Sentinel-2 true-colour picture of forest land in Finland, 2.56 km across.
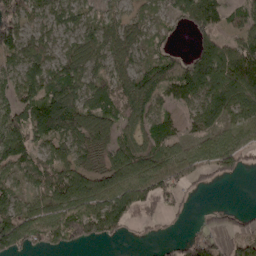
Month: April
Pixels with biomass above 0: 78%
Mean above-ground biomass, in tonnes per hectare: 75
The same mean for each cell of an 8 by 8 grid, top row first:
94 56 47 40 36 51 101 53
77 53 63 65 47 21 93 88
74 97 86 76 97 95 152 152
91 169 106 82 100 39 125 103
100 64 70 75 78 50 79 91
46 78 84 79 100 87 52 37
62 81 86 128 84 31 28 25
116 81 79 47 10 19 59 47
